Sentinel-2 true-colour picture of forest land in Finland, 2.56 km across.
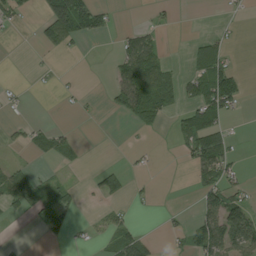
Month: August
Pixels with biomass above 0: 31%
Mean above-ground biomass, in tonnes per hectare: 29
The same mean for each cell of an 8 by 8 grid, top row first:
28 90 106 18 3 10 0 8
0 30 7 7 70 0 40 4
4 2 4 30 85 35 97 37
10 0 10 19 62 30 94 15
15 37 11 0 2 10 92 6
48 12 0 43 8 0 51 20
31 59 20 20 4 5 60 75
5 12 4 27 35 14 96 100
